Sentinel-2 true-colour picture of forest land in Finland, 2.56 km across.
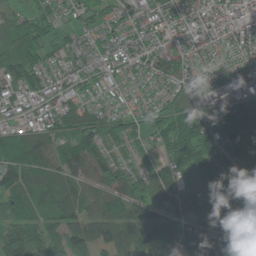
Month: June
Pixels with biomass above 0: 90%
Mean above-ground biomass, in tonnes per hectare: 80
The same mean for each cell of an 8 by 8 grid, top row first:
70 65 47 55 71 80 85 93
113 64 73 83 75 61 60 74
88 64 53 53 50 80 98 84
46 60 132 48 46 102 96 65
85 74 108 57 33 107 106 89
117 87 88 85 57 86 110 87
69 58 86 96 85 114 91 90
84 76 101 96 95 77 94 64
